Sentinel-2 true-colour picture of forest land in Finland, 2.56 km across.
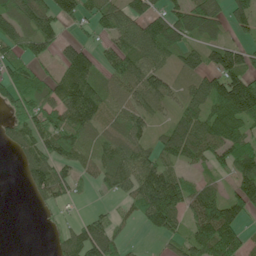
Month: June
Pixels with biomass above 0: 72%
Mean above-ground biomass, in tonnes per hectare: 76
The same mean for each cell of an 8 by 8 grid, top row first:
101 93 70 86 90 95 125 81
62 60 64 62 123 91 79 73
80 52 116 55 97 32 78 130
60 89 120 42 63 51 89 142
39 83 67 64 56 112 112 111
3 102 44 78 124 75 36 118
0 29 13 22 103 111 151 89
0 7 98 73 8 46 140 75
